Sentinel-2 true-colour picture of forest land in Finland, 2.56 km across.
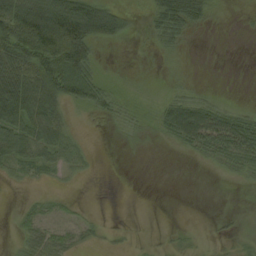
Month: August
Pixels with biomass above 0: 49%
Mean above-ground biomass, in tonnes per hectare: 35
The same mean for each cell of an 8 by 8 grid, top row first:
107 120 121 61 11 100 29 2
109 153 138 9 5 20 0 0
118 105 117 13 5 5 1 0
83 62 16 31 13 75 72 27
63 60 24 2 4 28 70 82
13 12 15 0 0 0 2 24
5 20 6 0 0 0 0 1
13 44 19 3 1 5 2 6
